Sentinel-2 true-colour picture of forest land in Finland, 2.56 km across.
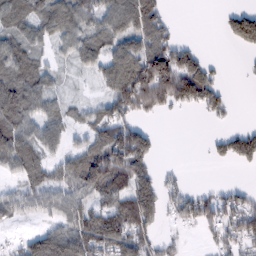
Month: February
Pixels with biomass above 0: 68%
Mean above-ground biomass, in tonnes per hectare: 72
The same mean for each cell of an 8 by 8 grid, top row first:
100 98 86 98 119 7 0 84
87 40 78 74 84 64 5 35
114 59 9 89 180 187 99 3
116 69 32 74 88 31 46 2
116 75 39 130 115 0 17 96
48 64 117 164 90 15 0 2
60 64 76 83 143 51 73 79
20 128 139 134 77 23 16 75
